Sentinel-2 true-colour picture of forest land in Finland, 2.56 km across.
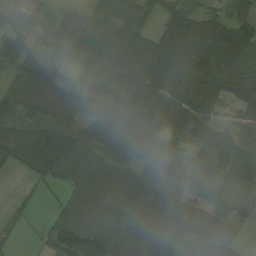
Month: August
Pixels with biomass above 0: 88%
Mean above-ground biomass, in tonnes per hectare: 65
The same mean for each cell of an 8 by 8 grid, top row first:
34 37 24 44 63 84 50 51
49 36 75 82 92 94 81 87
68 87 45 79 103 75 81 64
65 69 53 91 90 78 77 44
74 81 109 114 81 56 61 59
7 54 81 88 70 61 42 48
15 10 74 38 74 93 57 25
16 25 79 77 130 93 104 40
